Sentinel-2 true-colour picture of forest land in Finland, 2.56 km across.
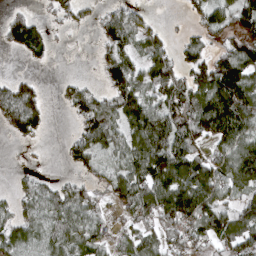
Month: April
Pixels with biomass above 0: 69%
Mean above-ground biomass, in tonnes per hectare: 63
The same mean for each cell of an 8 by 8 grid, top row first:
42 20 28 52 27 3 59 79
55 40 1 61 59 32 46 98
39 3 18 67 56 70 113 133
101 37 54 73 111 88 142 126
12 4 52 54 105 99 58 94
11 13 24 47 104 127 100 103
36 61 75 26 86 132 102 59
74 65 70 37 61 56 64 87
